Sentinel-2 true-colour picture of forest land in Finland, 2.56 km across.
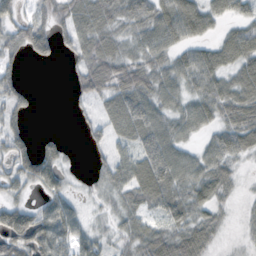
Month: October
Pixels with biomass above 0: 75%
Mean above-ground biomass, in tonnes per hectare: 42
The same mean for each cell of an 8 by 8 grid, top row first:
26 32 53 53 50 76 48 27
36 35 45 44 44 44 37 60
33 0 36 63 52 52 58 51
35 0 10 52 65 45 49 57
39 29 6 34 56 53 32 52
41 57 9 42 74 61 57 16
46 42 20 19 41 55 42 8
92 87 46 21 46 56 36 6
